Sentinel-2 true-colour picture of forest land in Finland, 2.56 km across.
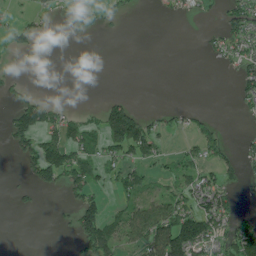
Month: June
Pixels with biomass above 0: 36%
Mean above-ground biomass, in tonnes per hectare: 39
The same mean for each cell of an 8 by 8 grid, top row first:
16 22 62 19 2 17 10 92
19 4 1 0 0 0 21 57
15 0 0 0 0 0 0 43
68 57 18 81 22 16 7 14
56 82 73 82 109 8 47 13
4 80 81 37 38 43 49 35
8 1 79 18 78 82 96 25
0 0 62 86 87 148 99 121
